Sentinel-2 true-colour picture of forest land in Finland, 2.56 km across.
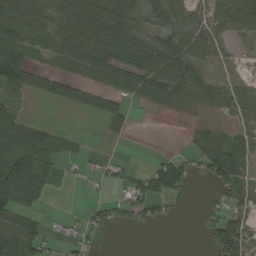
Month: August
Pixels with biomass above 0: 60%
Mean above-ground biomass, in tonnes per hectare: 51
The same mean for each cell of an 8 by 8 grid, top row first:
65 73 75 79 67 79 62 86
88 48 81 97 78 79 78 20
77 47 50 65 89 76 71 51
28 1 29 58 8 17 21 70
101 74 18 7 0 0 48 58
118 66 10 22 54 74 47 78
77 13 7 33 58 10 17 48
96 38 23 1 0 0 31 102
